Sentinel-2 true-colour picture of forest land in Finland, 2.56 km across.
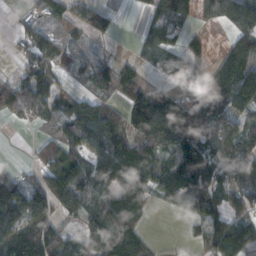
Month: November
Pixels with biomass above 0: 71%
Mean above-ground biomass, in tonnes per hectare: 78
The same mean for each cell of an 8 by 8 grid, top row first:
11 58 51 33 25 89 51 112
21 61 18 5 48 57 34 80
58 62 21 62 48 64 69 149
70 51 101 63 178 139 95 79
0 50 79 119 92 104 81 66
51 113 127 122 103 100 77 71
182 121 100 121 48 50 97 63
175 119 81 161 61 11 61 123
